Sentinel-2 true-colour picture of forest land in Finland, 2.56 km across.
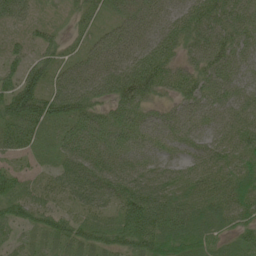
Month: June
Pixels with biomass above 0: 95%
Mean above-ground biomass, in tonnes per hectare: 70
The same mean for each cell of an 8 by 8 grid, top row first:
63 13 41 47 97 79 101 91
29 48 39 89 87 68 104 80
72 67 97 100 121 79 84 69
109 94 86 66 76 65 76 71
74 35 102 90 69 62 64 66
47 29 110 99 85 55 49 57
54 44 50 54 131 63 72 68
26 42 54 60 91 81 59 47
